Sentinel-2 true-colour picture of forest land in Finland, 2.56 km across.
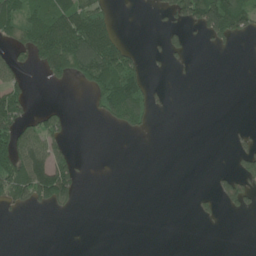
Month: June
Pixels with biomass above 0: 28%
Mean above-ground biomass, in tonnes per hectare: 39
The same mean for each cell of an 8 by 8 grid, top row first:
88 112 123 34 1 64 153 102
40 125 185 97 8 26 13 2
42 34 51 144 60 3 0 0
94 28 0 84 72 0 0 0
96 87 1 0 0 0 0 15
116 171 30 0 0 0 5 58
29 34 8 0 0 0 13 35
0 0 0 0 0 0 0 0
